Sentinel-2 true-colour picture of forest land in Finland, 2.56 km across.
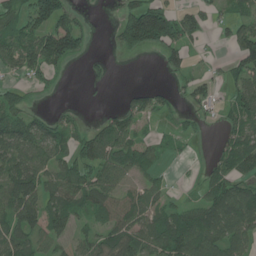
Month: June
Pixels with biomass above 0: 61%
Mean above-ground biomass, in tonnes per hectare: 56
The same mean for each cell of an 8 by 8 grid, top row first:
56 104 25 8 173 69 27 35
68 117 58 19 86 69 6 82
24 26 3 17 0 18 26 49
72 24 8 30 53 26 26 70
91 79 56 88 37 10 6 72
102 62 76 84 40 4 40 62
98 74 66 75 60 48 81 118
87 54 31 73 77 106 89 70
